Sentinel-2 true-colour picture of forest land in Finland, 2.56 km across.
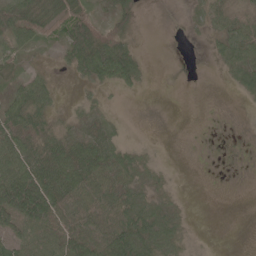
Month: May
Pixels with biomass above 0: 63%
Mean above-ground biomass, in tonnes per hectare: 27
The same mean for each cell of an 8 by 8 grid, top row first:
55 19 41 31 3 2 26 27
39 7 66 75 4 0 9 47
20 28 15 42 13 0 0 30
48 33 12 3 1 0 0 2
65 51 33 31 9 0 1 1
65 65 49 38 20 4 0 1
65 66 42 44 38 14 0 0
44 51 57 59 55 29 1 0
